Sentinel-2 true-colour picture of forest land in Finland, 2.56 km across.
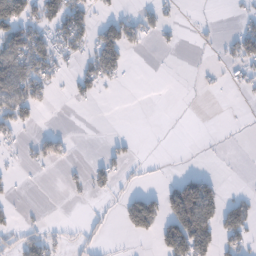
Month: January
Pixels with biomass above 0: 29%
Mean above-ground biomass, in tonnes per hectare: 34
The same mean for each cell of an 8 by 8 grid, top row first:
116 85 76 33 34 12 2 13
90 69 52 101 15 8 8 59
125 64 48 32 0 0 7 28
100 7 2 0 0 0 0 1
23 59 1 15 1 0 1 2
10 2 10 41 14 18 25 0
15 2 1 12 120 108 89 54
35 54 24 8 17 122 80 46
